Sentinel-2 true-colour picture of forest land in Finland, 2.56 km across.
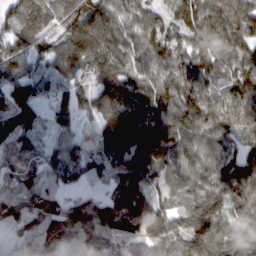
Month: March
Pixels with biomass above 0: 95%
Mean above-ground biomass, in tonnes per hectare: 97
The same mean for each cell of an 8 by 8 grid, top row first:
82 62 105 90 70 83 119 109
97 63 92 106 88 88 126 111
108 66 50 119 91 112 92 93
164 59 91 123 108 116 106 92
110 46 91 124 128 115 93 80
79 79 87 78 127 101 108 117
103 110 108 141 104 73 126 82
53 126 65 79 108 97 148 68
